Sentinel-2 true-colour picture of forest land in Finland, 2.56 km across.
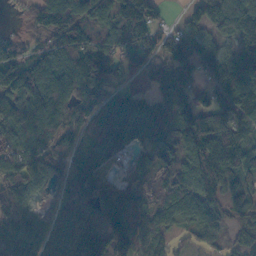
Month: October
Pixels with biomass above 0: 89%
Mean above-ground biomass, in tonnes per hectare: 94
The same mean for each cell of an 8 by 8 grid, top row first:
9 134 128 116 123 12 111 112
74 66 133 71 88 110 92 103
125 135 147 66 16 75 78 187
144 140 89 79 111 67 104 143
81 83 69 105 66 112 132 103
121 90 157 34 42 128 123 87
99 41 82 110 74 76 79 57
81 70 137 170 79 36 55 44
